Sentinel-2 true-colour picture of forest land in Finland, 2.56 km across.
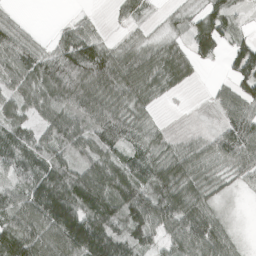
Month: April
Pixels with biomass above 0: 84%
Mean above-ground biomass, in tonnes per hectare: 70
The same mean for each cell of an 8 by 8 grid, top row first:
21 0 14 16 34 24 79 33
93 40 105 44 44 42 77 75
65 97 104 95 83 62 5 90
52 74 78 87 44 4 13 76
76 59 64 79 68 34 45 106
52 106 84 103 84 88 47 45
86 178 147 103 114 102 57 4
124 112 163 112 61 71 110 21
